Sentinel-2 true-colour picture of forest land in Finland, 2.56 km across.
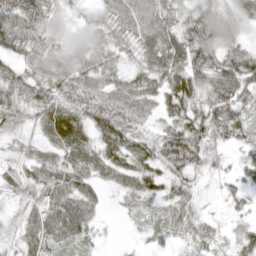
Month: April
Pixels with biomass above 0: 86%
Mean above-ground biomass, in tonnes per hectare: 42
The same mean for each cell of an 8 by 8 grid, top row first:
64 43 16 47 62 39 60 46
45 37 32 42 50 58 65 38
49 55 51 41 49 59 53 79
50 38 34 63 41 48 60 45
27 23 28 59 48 63 47 24
43 49 52 42 52 46 22 30
22 60 53 6 25 39 9 19
31 61 28 2 8 17 39 37
